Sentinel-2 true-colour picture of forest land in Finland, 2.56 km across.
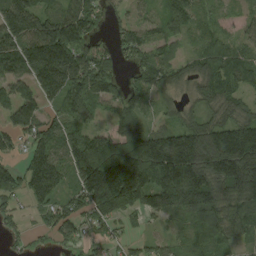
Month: August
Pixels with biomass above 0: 84%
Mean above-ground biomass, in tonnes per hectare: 119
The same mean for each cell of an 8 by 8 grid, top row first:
210 132 145 53 49 98 49 40
158 234 155 67 116 49 84 75
121 179 159 100 104 95 105 96
143 79 99 67 89 61 79 86
62 147 174 151 184 211 217 269
102 197 164 259 183 212 173 227
50 85 110 151 107 129 134 119
35 29 70 58 35 45 67 66
